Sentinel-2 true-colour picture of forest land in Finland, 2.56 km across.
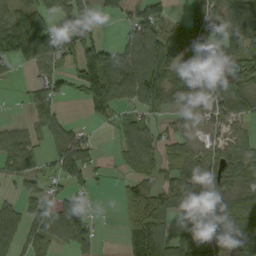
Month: September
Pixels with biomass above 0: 68%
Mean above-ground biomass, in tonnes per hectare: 67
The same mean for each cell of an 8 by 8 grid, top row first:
73 51 41 23 76 19 127 172
96 85 83 49 132 106 112 104
10 62 100 157 141 73 81 92
1 52 7 54 46 56 68 59
72 44 78 9 77 52 52 54
47 47 71 6 65 51 50 79
41 79 66 0 78 75 73 73
65 79 59 1 105 63 69 75
